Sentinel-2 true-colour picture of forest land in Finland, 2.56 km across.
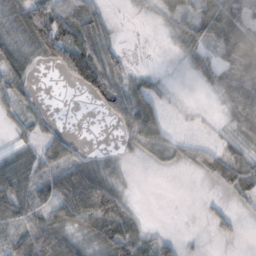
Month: November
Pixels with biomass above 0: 62%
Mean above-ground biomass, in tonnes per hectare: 37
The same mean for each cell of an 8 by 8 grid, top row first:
39 92 70 11 6 38 56 98
36 59 90 26 0 12 34 82
46 0 61 68 23 1 20 81
27 8 0 43 84 4 3 89
15 37 11 1 65 33 19 34
44 44 65 27 0 3 29 83
46 47 85 86 4 0 8 10
40 78 39 60 33 13 3 5
